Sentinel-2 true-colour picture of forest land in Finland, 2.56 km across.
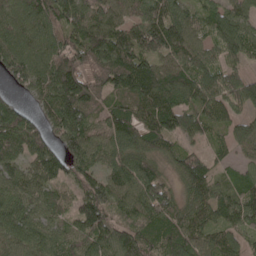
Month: May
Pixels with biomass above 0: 92%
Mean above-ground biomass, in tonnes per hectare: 99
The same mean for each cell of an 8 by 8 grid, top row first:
127 122 114 104 104 92 78 87
119 121 131 169 129 117 77 100
65 132 142 127 152 126 107 81
75 87 123 101 118 132 92 62
102 76 115 122 107 59 55 76
90 92 78 100 119 66 86 54
99 76 97 86 112 88 103 100
99 86 77 81 78 110 91 61
